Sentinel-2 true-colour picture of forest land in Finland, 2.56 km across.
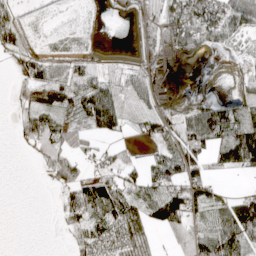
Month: April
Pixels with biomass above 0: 70%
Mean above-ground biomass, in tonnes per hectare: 46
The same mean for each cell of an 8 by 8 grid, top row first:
34 8 5 29 46 77 93 101
36 12 14 18 29 75 75 23
13 53 39 30 52 115 20 16
19 42 45 68 44 41 81 51
15 72 40 21 11 45 71 141
0 32 60 40 54 91 52 11
0 1 69 78 55 96 48 98
0 0 35 39 46 39 72 93
